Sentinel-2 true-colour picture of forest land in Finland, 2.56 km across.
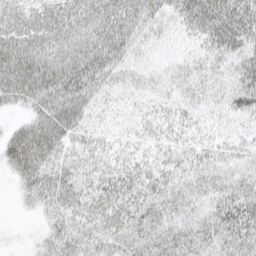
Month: April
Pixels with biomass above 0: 88%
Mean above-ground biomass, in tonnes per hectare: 40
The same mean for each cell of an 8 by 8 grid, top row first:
60 63 58 68 63 46 67 71
74 59 60 73 30 17 35 46
75 71 75 40 29 29 29 44
18 59 49 19 19 22 22 37
59 53 26 19 19 21 22 24
26 42 36 36 36 31 33 34
4 26 32 39 38 34 31 51
2 25 33 35 42 41 39 50
